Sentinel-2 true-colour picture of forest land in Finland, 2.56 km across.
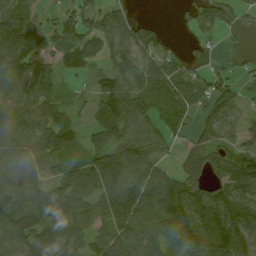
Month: August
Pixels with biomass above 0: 81%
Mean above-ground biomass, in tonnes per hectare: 76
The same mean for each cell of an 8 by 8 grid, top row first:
107 21 69 62 9 9 57 31
181 70 93 55 57 12 36 15
89 68 20 85 69 77 50 32
88 89 29 103 72 76 51 31
111 105 54 83 70 23 59 65
113 60 91 117 98 54 62 105
115 138 77 98 95 122 112 113
102 125 83 106 99 84 117 123
